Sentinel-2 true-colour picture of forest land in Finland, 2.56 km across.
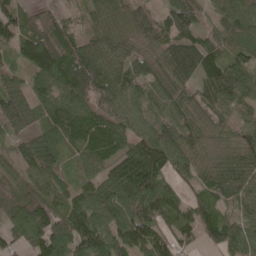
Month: May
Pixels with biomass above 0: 93%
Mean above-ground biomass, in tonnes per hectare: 97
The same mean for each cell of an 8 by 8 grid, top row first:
86 45 42 107 83 115 47 114
72 123 110 107 68 103 95 86
67 113 159 111 94 100 111 117
134 98 104 103 95 81 78 71
70 126 86 94 106 110 68 100
64 96 63 93 130 64 79 112
100 129 130 137 127 84 83 78
66 156 152 122 118 77 55 68
